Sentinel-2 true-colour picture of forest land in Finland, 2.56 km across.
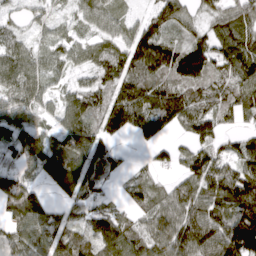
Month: April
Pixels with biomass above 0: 86%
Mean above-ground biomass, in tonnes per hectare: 96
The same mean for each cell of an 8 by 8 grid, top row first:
47 49 53 66 51 98 64 97
85 60 63 85 143 84 114 111
107 62 55 100 103 102 97 125
99 50 117 145 164 147 101 98
88 103 130 65 37 47 96 62
96 112 162 50 42 53 135 124
139 99 99 56 65 106 112 136
115 96 103 138 88 131 124 164
